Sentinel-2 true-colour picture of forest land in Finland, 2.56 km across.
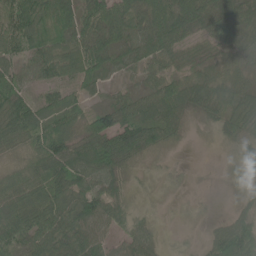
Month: June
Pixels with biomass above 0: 87%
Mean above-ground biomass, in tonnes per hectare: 56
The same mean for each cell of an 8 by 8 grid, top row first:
61 84 85 100 76 94 79 84
40 52 67 68 59 67 41 55
51 35 51 19 36 57 65 53
94 49 51 80 57 73 50 74
59 103 73 88 65 22 4 39
56 92 68 56 11 16 1 33
81 88 66 61 8 6 6 24
80 77 77 35 40 5 29 109
